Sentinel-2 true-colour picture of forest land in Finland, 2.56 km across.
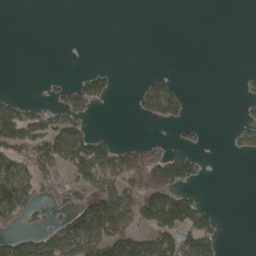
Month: April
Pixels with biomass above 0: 32%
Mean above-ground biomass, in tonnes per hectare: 35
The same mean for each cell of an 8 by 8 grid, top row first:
0 0 0 0 0 0 0 0
0 0 0 0 0 0 0 0
0 6 37 29 15 12 0 7
54 40 42 0 41 59 0 7
75 74 82 44 25 17 5 34
88 38 53 70 65 110 8 0
107 26 63 100 95 127 28 0
68 80 110 110 58 78 71 0
